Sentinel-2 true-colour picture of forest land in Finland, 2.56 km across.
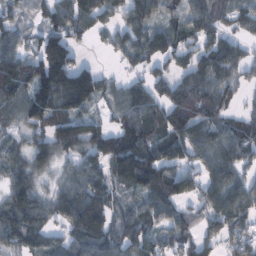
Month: February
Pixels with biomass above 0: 83%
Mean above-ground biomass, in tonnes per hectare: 85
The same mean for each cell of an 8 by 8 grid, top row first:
39 65 107 58 93 49 92 60
70 127 38 50 91 81 76 49
122 183 159 35 58 80 100 51
83 143 95 49 103 106 77 42
46 120 139 125 135 95 78 96
74 51 81 83 127 92 70 59
118 79 126 69 76 69 71 81
86 71 101 84 87 77 53 85
